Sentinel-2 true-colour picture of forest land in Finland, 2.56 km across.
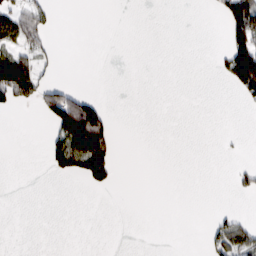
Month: February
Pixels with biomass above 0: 15%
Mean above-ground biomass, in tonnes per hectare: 22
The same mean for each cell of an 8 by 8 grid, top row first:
58 28 0 0 0 0 3 132
58 22 0 0 0 0 0 129
128 20 0 0 0 0 0 130
9 66 165 15 0 0 0 2
0 24 151 58 0 0 0 2
0 7 50 31 0 0 0 17
0 0 0 0 0 0 1 4
0 0 0 0 0 0 25 75
